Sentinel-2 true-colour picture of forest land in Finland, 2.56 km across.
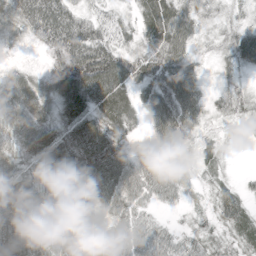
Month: May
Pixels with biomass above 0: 94%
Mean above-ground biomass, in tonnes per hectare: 63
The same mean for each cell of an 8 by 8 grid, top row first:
74 120 63 42 51 84 33 26
24 58 130 83 53 89 23 81
59 56 125 101 68 101 27 33
74 53 79 85 53 106 48 42
61 72 98 99 30 62 31 11
69 71 88 94 74 68 27 12
85 58 68 62 41 22 25 57
68 68 106 53 59 40 40 48
